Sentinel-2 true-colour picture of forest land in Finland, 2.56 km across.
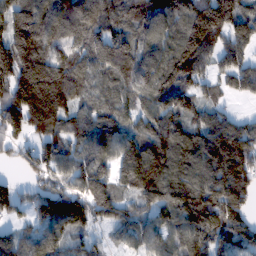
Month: February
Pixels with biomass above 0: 90%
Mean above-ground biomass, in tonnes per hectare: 134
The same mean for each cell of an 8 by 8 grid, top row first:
159 146 169 137 138 138 216 144
204 146 114 155 110 157 158 106
222 272 136 125 122 166 80 108
202 226 94 110 97 142 84 29
75 111 100 111 144 154 149 157
30 87 139 104 203 133 132 175
105 153 167 139 90 158 203 149
107 132 66 34 93 103 137 124
